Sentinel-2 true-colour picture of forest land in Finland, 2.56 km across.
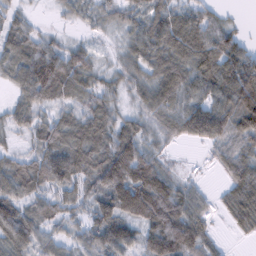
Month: February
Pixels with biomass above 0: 86%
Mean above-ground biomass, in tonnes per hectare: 67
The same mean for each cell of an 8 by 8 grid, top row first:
38 4 26 39 67 66 50 5
70 54 33 10 83 109 107 64
60 127 79 25 49 112 109 93
49 36 48 45 40 79 93 111
15 71 94 83 59 19 40 67
81 89 67 126 128 34 5 89
79 61 39 102 136 118 30 97
95 50 44 106 74 146 48 12
